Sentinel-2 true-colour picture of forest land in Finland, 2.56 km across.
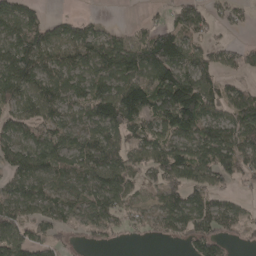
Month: April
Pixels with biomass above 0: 75%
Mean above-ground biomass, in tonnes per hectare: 86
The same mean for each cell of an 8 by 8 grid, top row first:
98 30 21 1 15 61 71 27
133 116 123 113 118 146 60 38
137 101 91 115 124 164 80 31
83 99 77 146 138 215 113 105
99 101 83 104 96 106 124 97
86 99 83 116 56 106 93 65
91 85 71 88 37 116 103 37
92 59 15 22 14 34 102 23
